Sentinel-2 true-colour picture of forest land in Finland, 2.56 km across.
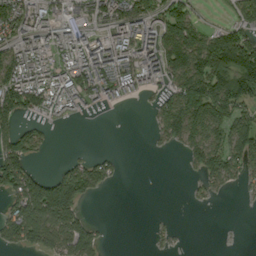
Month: September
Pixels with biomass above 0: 57%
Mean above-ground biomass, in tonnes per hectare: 79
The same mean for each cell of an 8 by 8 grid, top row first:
121 92 60 96 95 149 5 68
82 68 99 120 92 135 156 214
123 88 102 107 70 94 198 198
130 64 29 10 4 167 202 97
120 21 1 0 1 45 126 131
169 74 114 39 0 0 78 54
97 227 84 0 0 0 6 2
78 86 123 2 1 14 0 0
